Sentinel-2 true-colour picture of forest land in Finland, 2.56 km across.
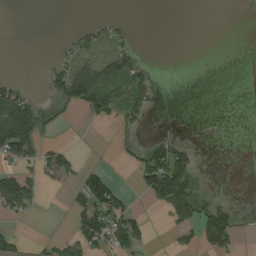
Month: August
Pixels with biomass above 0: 32%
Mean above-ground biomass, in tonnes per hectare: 32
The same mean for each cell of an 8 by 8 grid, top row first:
0 0 0 6 0 0 0 0
0 0 30 32 4 0 0 0
16 32 102 67 45 0 0 0
156 28 31 50 34 0 0 0
168 24 1 11 29 48 1 0
70 39 49 31 63 142 11 0
59 1 57 96 11 102 62 23
45 14 62 76 33 23 69 17
